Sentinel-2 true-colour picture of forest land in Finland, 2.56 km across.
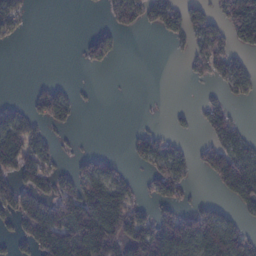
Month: February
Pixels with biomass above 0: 45%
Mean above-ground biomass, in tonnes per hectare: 59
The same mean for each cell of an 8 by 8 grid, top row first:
62 0 0 39 65 70 55 176
3 0 23 52 0 9 88 44
0 13 1 0 0 0 27 64
52 92 19 0 1 10 59 10
130 48 5 0 54 29 45 65
85 67 79 67 28 96 41 162
87 102 160 149 38 59 61 35
41 139 148 169 162 159 167 92
